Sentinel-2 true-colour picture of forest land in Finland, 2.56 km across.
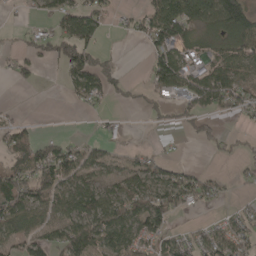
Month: April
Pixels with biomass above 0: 55%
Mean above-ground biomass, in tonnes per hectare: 55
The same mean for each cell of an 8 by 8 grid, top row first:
6 48 101 21 57 120 94 119
19 55 136 10 29 98 41 81
30 0 106 60 23 101 98 63
7 1 7 9 26 34 54 40
70 44 30 16 6 5 31 19
89 99 77 40 77 65 31 15
91 74 89 87 94 67 15 24
60 60 112 83 74 45 66 58
